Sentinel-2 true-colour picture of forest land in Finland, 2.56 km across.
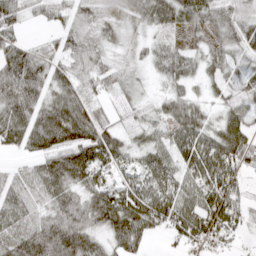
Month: April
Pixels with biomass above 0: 87%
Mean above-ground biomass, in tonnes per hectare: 59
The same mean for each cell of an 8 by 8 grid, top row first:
51 36 42 49 58 65 59 53
63 25 51 33 25 34 39 51
119 69 57 42 15 51 36 41
99 88 91 24 24 55 32 46
48 71 81 62 42 76 76 83
41 80 69 36 62 68 88 56
72 64 76 97 89 80 91 60
85 123 100 50 48 31 47 22
